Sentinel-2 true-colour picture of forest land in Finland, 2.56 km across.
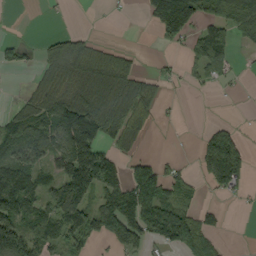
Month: September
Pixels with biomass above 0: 53%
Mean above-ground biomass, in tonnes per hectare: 62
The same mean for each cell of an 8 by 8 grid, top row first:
0 3 0 2 26 197 72 115
35 58 69 25 2 22 101 19
0 75 84 100 47 11 43 6
45 100 161 99 51 3 0 1
96 100 197 51 14 1 72 57
117 64 176 106 78 42 67 61
111 78 118 111 111 84 26 4
72 90 60 63 53 99 48 0
